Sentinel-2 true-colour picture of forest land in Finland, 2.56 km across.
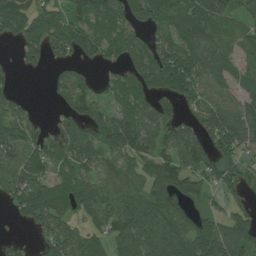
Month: July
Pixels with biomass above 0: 78%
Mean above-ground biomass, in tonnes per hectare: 89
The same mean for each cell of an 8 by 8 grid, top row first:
123 106 87 110 118 126 130 72
40 105 93 75 98 120 83 60
21 24 87 66 123 170 75 60
69 7 85 77 91 52 89 102
111 76 82 114 109 104 86 85
99 75 97 83 84 117 89 63
54 100 91 102 125 102 30 53
16 65 85 90 132 122 168 126
